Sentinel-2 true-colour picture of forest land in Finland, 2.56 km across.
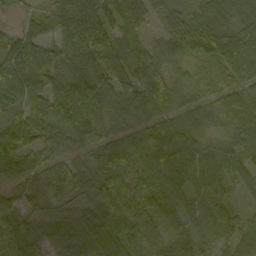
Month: September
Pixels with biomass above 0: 95%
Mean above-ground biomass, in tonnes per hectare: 79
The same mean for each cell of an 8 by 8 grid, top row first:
13 55 115 79 62 50 75 95
109 76 122 75 52 72 92 170
149 112 113 98 114 53 62 87
85 91 149 79 77 59 65 70
111 75 63 77 83 103 42 64
55 71 66 96 69 75 102 66
65 49 52 94 82 52 72 35
105 61 75 96 44 62 43 76
